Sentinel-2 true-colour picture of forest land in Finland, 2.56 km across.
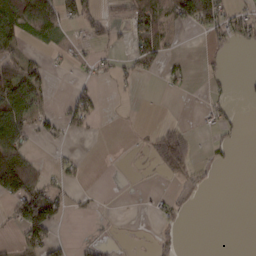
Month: February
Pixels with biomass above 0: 32%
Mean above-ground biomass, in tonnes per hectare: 28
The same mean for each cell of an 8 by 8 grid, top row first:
72 74 62 20 70 56 65 28
39 9 7 18 61 5 13 10
107 32 11 15 9 13 10 2
125 23 53 0 1 0 15 5
104 13 1 0 7 77 9 5
182 23 11 0 1 22 5 0
66 120 8 1 1 12 0 0
15 68 5 4 1 7 0 0
